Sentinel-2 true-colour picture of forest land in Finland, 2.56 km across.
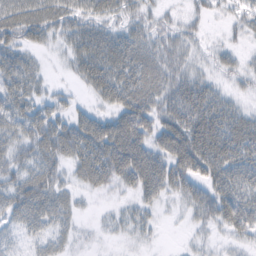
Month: February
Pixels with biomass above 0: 79%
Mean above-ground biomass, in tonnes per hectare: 41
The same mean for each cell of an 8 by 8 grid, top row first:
55 52 40 34 32 17 19 25
43 18 46 64 51 38 16 16
54 16 26 66 59 48 31 21
48 38 24 36 57 64 76 38
43 57 67 87 59 77 77 67
40 52 33 52 76 62 54 57
57 55 16 8 25 12 59 74
16 31 9 6 11 1 14 23
